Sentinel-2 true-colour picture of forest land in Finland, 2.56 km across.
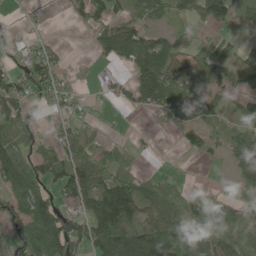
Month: May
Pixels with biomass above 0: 65%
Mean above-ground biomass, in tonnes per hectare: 53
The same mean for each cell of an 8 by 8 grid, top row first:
3 4 28 67 56 33 62 43
22 36 0 95 100 69 57 38
57 82 5 34 79 65 53 37
72 15 17 3 22 47 49 45
68 19 42 11 9 10 50 65
101 64 106 82 35 7 1 35
67 92 54 171 68 46 31 20
73 122 99 118 117 106 53 24
